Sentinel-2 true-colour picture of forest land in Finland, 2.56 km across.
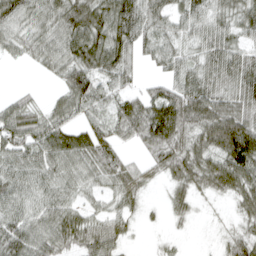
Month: April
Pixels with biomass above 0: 84%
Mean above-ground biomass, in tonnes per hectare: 56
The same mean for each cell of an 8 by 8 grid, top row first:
71 61 86 86 72 48 55 58
34 60 89 90 38 41 59 50
1 11 82 63 16 47 59 67
64 43 55 54 70 96 77 68
80 83 80 46 43 68 73 119
63 60 50 52 31 49 71 87
62 64 43 33 21 27 8 41
88 68 54 56 4 11 7 50
